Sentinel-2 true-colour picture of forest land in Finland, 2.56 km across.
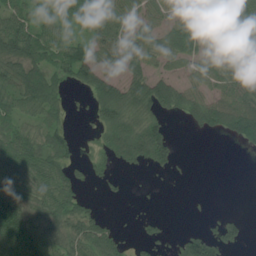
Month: July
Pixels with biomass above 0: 65%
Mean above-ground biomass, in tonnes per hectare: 51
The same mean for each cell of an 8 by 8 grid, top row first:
69 45 53 64 48 53 63 66
95 72 39 55 55 69 44 40
86 86 57 55 77 44 42 69
49 61 5 90 77 53 93 98
80 62 18 68 121 31 0 37
69 79 32 24 7 9 0 0
69 67 52 1 4 0 5 3
90 76 63 61 27 23 68 36
